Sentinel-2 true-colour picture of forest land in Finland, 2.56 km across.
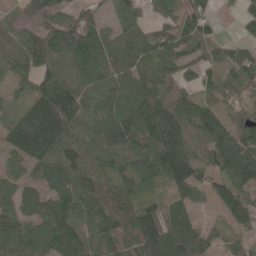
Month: May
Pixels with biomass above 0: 90%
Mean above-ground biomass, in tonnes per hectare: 96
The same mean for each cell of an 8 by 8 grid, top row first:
37 78 67 32 43 62 72 42
79 113 117 89 92 82 52 45
59 106 100 92 108 71 50 87
61 198 117 98 129 124 105 67
117 181 100 106 114 147 116 129
53 105 115 82 117 149 84 136
103 109 106 105 95 79 33 115
114 99 114 102 167 144 85 56
